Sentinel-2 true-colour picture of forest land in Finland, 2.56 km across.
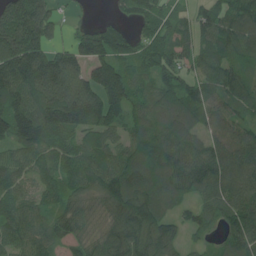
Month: June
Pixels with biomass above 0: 89%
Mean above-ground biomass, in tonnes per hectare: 118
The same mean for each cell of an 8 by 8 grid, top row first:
219 149 21 35 83 71 85 121
224 145 135 149 90 96 86 90
195 229 175 187 70 96 97 109
167 175 205 142 90 128 103 76
109 128 97 95 106 125 87 128
112 91 116 155 158 145 136 136
113 68 79 116 169 68 81 135
103 94 78 117 125 77 34 120
